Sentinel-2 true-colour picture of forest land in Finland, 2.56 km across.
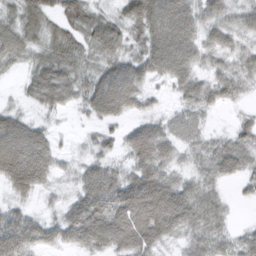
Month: March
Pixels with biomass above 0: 87%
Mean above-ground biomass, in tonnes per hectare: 51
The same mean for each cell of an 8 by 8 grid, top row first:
42 47 45 30 78 89 41 35
58 53 50 56 53 91 37 30
9 81 52 80 51 52 37 41
29 28 18 67 30 22 27 13
98 55 10 30 86 44 35 48
93 48 39 56 80 36 40 41
34 14 72 84 109 98 60 6
79 47 61 83 82 31 57 37
